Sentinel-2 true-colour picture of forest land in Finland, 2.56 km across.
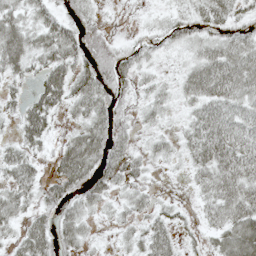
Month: May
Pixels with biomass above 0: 74%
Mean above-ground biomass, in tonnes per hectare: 35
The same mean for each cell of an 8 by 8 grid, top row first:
37 33 23 1 4 18 36 20
64 48 40 25 20 17 36 41
25 55 46 42 17 21 75 55
23 51 33 35 20 14 51 43
31 21 63 40 14 22 70 53
40 23 57 37 19 4 48 61
38 27 37 16 23 14 31 67
28 44 39 6 40 30 24 88
